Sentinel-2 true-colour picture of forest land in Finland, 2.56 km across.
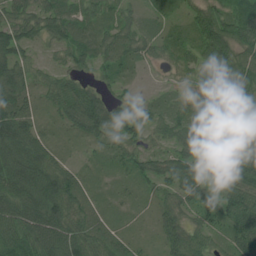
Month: July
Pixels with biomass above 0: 93%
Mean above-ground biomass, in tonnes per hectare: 59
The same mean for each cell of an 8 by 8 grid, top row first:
60 82 67 45 25 24 70 77
90 31 79 72 40 47 79 72
89 39 43 37 5 14 64 71
94 26 102 70 48 41 46 43
124 53 21 43 46 52 66 73
125 113 34 17 50 81 56 73
99 116 52 17 13 53 51 82
89 102 79 48 17 61 39 61
